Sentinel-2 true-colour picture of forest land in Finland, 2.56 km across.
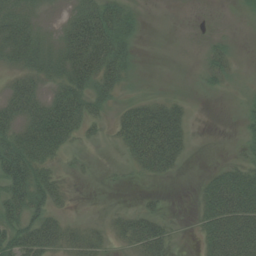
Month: August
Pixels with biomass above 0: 53%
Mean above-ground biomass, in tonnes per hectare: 37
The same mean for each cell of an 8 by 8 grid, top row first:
46 5 55 62 9 0 0 3
59 35 91 78 2 0 11 2
25 31 64 50 1 0 13 3
56 87 67 22 75 44 0 6
67 87 17 11 122 74 0 10
97 38 4 3 26 16 23 62
65 49 0 5 22 1 56 99
63 63 28 17 81 17 52 108
